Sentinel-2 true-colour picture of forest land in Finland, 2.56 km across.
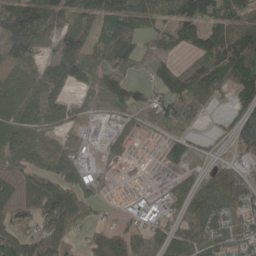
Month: May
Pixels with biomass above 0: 77%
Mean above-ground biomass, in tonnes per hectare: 71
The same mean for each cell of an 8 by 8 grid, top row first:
140 84 91 134 85 92 71 71
103 36 118 93 43 35 94 122
77 102 68 67 26 64 94 91
107 112 41 67 56 70 17 59
64 24 56 45 17 43 13 47
62 78 79 20 10 25 43 79
58 104 137 15 52 40 124 105
74 157 40 72 52 62 101 87
